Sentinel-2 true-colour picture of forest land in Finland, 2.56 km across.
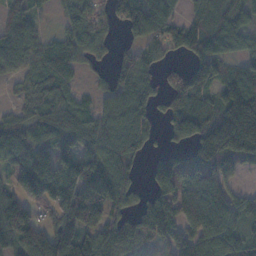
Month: November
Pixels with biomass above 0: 81%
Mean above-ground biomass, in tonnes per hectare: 99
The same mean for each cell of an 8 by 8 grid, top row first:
69 12 82 79 124 53 78 69
85 68 82 32 67 68 114 65
40 90 24 67 82 99 123 117
48 68 72 82 74 123 115 247
99 96 81 101 65 41 185 196
82 214 164 145 34 170 115 34
126 94 180 108 105 134 140 85
116 157 144 116 88 87 111 80
